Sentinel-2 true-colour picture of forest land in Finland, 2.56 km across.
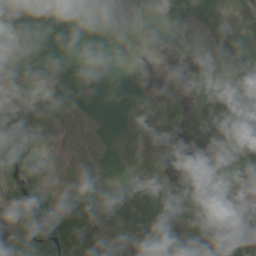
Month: June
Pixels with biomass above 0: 71%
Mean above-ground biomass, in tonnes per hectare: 22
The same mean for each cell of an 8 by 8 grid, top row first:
23 23 6 9 14 17 14 3
41 26 25 22 6 17 19 31
40 29 16 22 6 11 54 46
9 11 24 25 11 14 41 41
22 10 4 15 12 14 20 32
20 7 5 12 21 17 17 17
23 22 28 23 37 31 43 32
23 41 38 20 14 13 36 40
